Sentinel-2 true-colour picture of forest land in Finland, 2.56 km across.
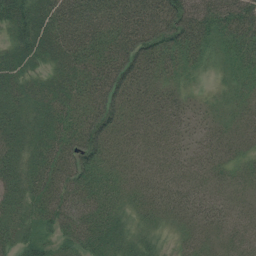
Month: July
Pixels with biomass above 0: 94%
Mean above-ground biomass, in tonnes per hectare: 44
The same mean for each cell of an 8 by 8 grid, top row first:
67 60 70 57 65 77 61 67
51 59 60 55 70 60 32 40
53 40 49 68 49 28 8 22
50 51 41 64 40 35 17 23
57 55 67 42 31 25 22 25
52 55 67 39 33 29 24 21
43 52 68 45 34 37 33 18
40 38 61 44 28 14 25 24
